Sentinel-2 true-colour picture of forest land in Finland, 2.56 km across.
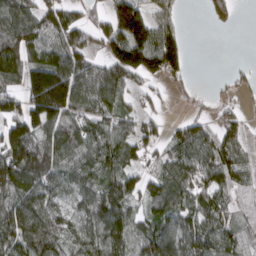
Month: March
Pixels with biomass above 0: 77%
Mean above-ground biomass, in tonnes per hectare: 83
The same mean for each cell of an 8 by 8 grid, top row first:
112 89 51 83 104 33 36 14
131 96 100 103 161 85 0 0
83 186 127 124 65 26 1 16
87 174 91 80 43 7 17 29
149 98 108 100 86 64 97 73
122 104 86 83 56 94 81 71
115 87 69 132 49 96 90 54
117 115 75 117 96 100 103 58
